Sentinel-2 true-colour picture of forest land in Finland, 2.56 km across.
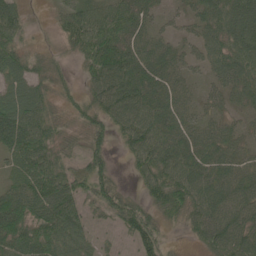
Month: May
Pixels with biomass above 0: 84%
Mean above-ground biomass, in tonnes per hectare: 56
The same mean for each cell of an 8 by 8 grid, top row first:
48 7 79 68 50 21 54 78
56 9 57 92 58 31 55 65
54 35 21 92 69 41 28 59
90 54 34 69 76 57 30 22
94 73 25 32 79 66 58 30
53 104 46 37 44 73 65 49
91 101 52 47 46 56 71 62
90 93 60 9 68 5 55 70
